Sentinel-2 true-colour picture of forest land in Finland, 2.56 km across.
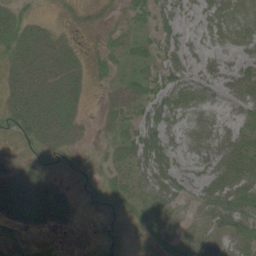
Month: June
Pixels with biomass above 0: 67%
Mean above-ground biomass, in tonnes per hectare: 33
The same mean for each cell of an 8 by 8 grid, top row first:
26 4 11 10 23 37 30 32
39 52 12 22 20 44 19 25
37 51 26 17 31 55 36 48
47 54 19 24 38 58 35 28
15 44 21 21 64 37 48 41
47 35 21 27 49 49 43 54
57 73 17 26 38 22 43 58
19 7 3 18 19 33 30 44
